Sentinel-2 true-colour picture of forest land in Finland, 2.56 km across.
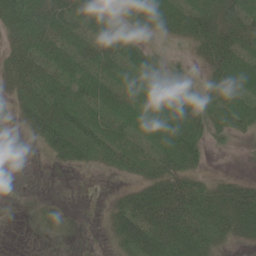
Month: June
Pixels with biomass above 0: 69%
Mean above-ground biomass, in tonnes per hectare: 28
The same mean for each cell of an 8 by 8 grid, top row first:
55 53 51 29 50 39 41 39
38 43 39 45 20 2 31 41
32 43 39 39 32 11 16 39
16 46 36 36 31 36 29 32
3 29 36 41 32 37 16 2
1 1 2 9 27 31 9 8
1 10 0 18 48 60 41 44
0 3 1 16 51 49 34 14
